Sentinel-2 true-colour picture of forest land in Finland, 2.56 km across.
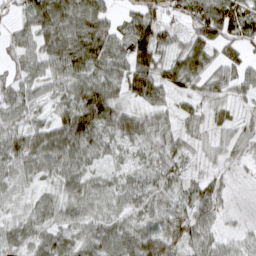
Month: March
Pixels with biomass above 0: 94%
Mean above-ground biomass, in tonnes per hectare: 54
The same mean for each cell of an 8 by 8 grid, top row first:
27 86 82 35 68 40 90 81
39 66 88 68 110 53 83 46
42 51 62 61 94 73 56 45
46 33 100 79 41 35 40 28
61 77 83 47 50 47 28 35
52 38 52 32 46 40 33 16
30 45 45 48 53 49 56 14
44 54 53 67 72 54 50 32
